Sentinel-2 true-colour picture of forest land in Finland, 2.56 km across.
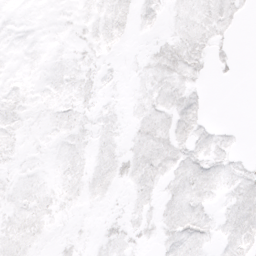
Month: March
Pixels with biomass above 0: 60%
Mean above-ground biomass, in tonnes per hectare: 6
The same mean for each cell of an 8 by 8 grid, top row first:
2 1 3 10 6 5 10 5
3 3 4 4 2 12 9 1
3 4 7 2 5 11 3 1
6 4 6 3 7 11 3 0
5 3 5 5 10 11 8 2
4 3 7 9 10 9 9 7
7 6 3 2 4 9 6 11
8 2 3 6 4 8 6 10
